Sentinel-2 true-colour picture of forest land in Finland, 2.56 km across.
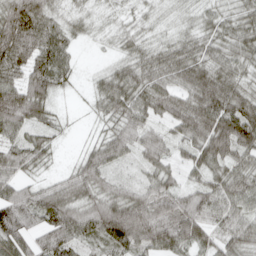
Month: April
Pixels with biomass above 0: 91%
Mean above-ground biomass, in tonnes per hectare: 62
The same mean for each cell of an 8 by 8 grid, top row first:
99 62 28 19 23 20 32 46
109 104 15 16 38 49 50 59
65 87 14 62 64 63 82 50
99 48 6 55 62 71 101 92
62 44 11 69 66 44 87 91
59 23 70 49 36 32 57 69
104 102 77 92 90 81 84 60
91 72 55 76 78 86 61 71
